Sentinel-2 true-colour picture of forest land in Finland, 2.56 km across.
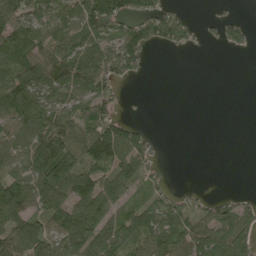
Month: May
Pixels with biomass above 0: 62%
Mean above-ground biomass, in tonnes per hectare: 62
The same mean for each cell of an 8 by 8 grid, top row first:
87 71 97 115 73 37 5 9
124 72 83 67 68 33 4 24
127 102 90 58 7 0 0 0
103 78 78 56 1 0 0 0
55 163 84 156 49 0 0 0
71 153 111 96 58 0 0 0
114 80 91 62 75 68 48 45
99 93 114 84 83 102 87 85
